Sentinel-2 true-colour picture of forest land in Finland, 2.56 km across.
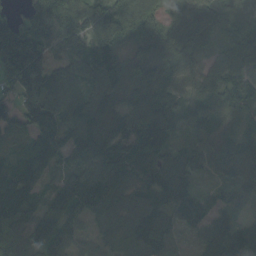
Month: September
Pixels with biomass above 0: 95%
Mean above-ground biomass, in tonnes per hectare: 103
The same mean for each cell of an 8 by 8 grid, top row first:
63 165 126 160 127 69 89 66
247 126 60 121 114 99 62 111
170 96 65 70 109 108 93 108
98 120 110 91 126 73 100 74
37 127 119 119 127 60 77 104
93 65 112 138 98 117 41 85
133 117 132 112 93 102 82 55
140 143 69 93 150 41 75 120
